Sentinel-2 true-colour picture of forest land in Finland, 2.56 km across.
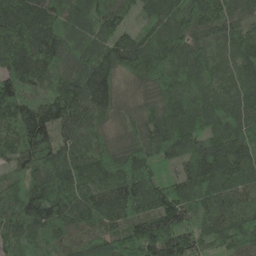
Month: May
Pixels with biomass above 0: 99%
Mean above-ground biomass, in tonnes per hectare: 126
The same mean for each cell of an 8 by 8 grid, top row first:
168 149 107 122 51 130 129 93
174 159 95 115 143 140 95 93
120 78 117 96 104 126 87 92
136 143 136 79 73 124 125 110
106 158 95 92 134 158 143 144
71 150 135 177 181 81 176 119
194 191 164 158 160 170 102 102
135 103 97 111 165 152 84 117
